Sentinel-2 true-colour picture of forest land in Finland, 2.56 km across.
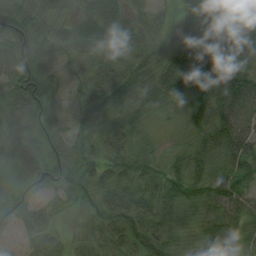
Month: August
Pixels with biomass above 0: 97%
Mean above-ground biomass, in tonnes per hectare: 51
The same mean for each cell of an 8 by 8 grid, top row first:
65 38 49 88 34 39 48 53
68 56 53 47 51 67 32 75
72 51 37 64 60 74 56 103
53 49 58 54 37 26 61 81
32 43 59 33 28 16 51 73
34 58 63 48 53 55 60 57
42 23 23 52 45 62 54 70
17 19 21 49 60 37 54 65
